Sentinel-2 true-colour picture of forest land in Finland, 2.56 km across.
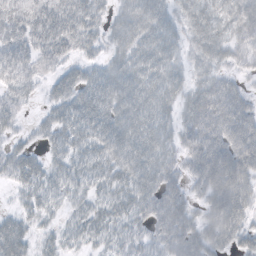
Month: October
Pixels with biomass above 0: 87%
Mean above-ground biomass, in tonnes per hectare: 46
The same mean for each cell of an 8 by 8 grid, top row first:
39 47 53 32 71 37 51 51
43 43 34 35 61 39 49 40
39 25 43 57 64 43 39 22
24 24 55 59 59 39 72 54
21 29 46 62 61 36 72 76
38 38 42 48 59 33 75 72
18 30 29 48 51 58 49 62
58 21 32 35 37 64 55 37
